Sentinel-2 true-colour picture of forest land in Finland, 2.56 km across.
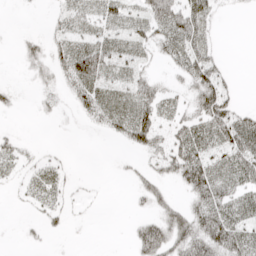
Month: April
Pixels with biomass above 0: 55%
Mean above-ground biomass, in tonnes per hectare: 26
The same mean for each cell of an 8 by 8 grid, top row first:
0 7 36 39 41 57 41 2
7 21 46 42 25 44 29 0
2 14 57 37 25 13 59 3
6 6 15 42 47 23 55 25
19 2 0 4 31 38 47 52
15 33 3 2 19 28 59 49
3 22 3 0 11 25 53 43
2 4 0 0 44 44 64 50
